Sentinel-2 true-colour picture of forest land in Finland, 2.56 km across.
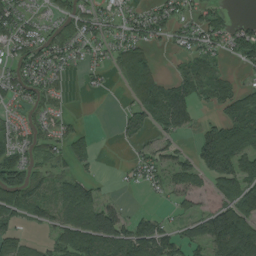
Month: August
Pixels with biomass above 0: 64%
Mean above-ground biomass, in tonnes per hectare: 60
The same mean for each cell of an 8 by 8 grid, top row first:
66 26 64 36 49 54 52 11
53 69 46 43 55 29 48 84
60 50 10 15 100 50 50 19
25 45 4 1 67 112 14 91
62 49 57 4 30 34 117 115
106 49 54 6 40 69 69 114
91 53 139 58 12 34 38 140
56 34 109 114 125 61 104 205
